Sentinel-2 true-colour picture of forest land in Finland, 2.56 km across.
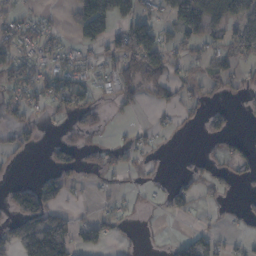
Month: November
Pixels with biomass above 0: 43%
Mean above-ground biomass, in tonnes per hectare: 45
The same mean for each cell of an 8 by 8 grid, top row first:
30 13 98 121 69 116 83 104
63 45 35 45 142 46 48 84
60 68 55 67 67 57 38 25
36 31 49 9 7 27 40 12
37 19 29 22 18 1 8 26
5 36 24 24 18 13 36 31
82 92 8 22 7 41 10 17
83 251 47 25 5 25 38 17
